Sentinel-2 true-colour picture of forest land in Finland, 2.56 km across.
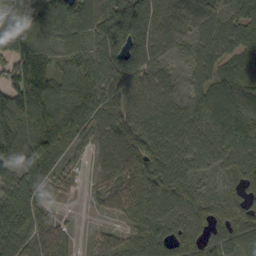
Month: September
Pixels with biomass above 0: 92%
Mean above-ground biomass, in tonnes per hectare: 105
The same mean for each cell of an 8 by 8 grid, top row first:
142 181 137 153 183 111 104 98
163 119 98 167 158 67 90 95
122 162 182 139 87 42 79 100
146 192 172 80 79 75 91 96
149 174 37 72 103 110 127 116
83 65 28 73 117 90 58 80
156 38 3 66 106 86 79 71
159 120 16 80 86 93 84 109
